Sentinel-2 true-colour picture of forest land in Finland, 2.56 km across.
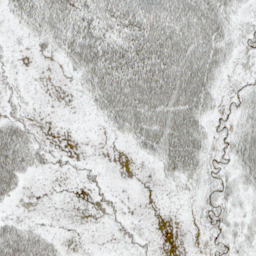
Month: May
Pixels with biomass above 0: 57%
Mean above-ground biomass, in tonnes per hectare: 27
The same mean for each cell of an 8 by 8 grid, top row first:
20 47 45 43 62 49 53 12
5 16 63 59 72 66 59 14
8 0 22 64 76 67 44 7
13 0 1 43 61 62 25 22
58 10 0 3 36 67 25 43
44 6 8 2 0 27 22 31
5 0 0 9 0 2 18 14
49 22 1 6 10 0 9 16
